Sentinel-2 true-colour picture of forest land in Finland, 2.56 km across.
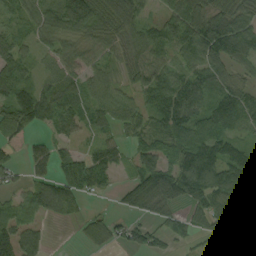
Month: September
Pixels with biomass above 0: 78%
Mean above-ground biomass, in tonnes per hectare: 65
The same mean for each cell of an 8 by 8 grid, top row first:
32 56 147 102 41 88 95 83
69 35 43 51 56 78 132 116
90 45 45 40 73 69 77 44
73 74 57 64 53 92 79 99
29 40 24 41 64 83 121 63
23 43 82 33 84 83 141 99
60 63 23 10 56 33 87 83
110 24 28 46 41 30 27 67
